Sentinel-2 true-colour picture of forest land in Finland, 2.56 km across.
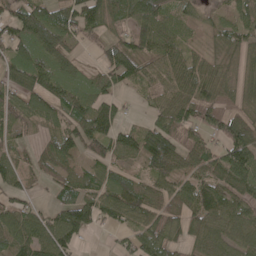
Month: May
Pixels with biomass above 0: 81%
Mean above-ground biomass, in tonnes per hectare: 73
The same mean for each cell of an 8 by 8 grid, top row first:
80 82 105 70 96 66 29 60
76 100 27 68 81 68 26 67
79 103 56 70 59 72 72 44
83 79 94 76 20 86 101 66
47 41 98 102 99 100 75 121
68 41 65 63 55 76 88 120
65 38 111 95 90 62 109 83
87 99 49 12 82 59 75 67
